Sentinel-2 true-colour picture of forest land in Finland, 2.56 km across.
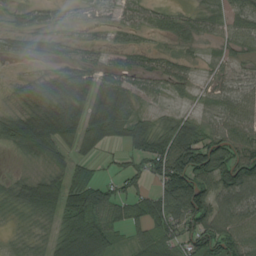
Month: August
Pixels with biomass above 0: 78%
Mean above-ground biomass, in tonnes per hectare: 55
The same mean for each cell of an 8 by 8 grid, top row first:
20 23 10 21 32 27 39 43
28 28 14 31 28 19 12 45
9 39 53 57 40 55 15 41
27 90 67 83 23 17 26 75
62 94 63 33 65 119 95 106
16 41 53 32 75 142 101 131
33 68 94 67 74 102 97 97
11 37 122 51 54 70 115 84
